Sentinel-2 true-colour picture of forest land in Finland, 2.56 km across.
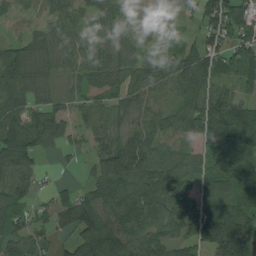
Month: August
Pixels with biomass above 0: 84%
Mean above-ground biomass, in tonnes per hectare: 78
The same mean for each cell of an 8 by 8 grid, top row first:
28 49 50 46 3 23 83 117
64 65 51 52 32 30 83 76
97 45 44 54 77 88 87 51
97 73 40 70 61 69 121 109
134 58 22 94 111 51 71 109
94 9 12 126 138 97 85 96
63 44 130 111 124 86 115 117
66 37 131 158 93 75 112 199
